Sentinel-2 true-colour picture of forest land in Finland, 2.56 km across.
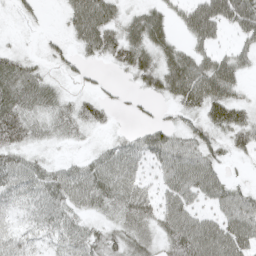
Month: May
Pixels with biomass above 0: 80%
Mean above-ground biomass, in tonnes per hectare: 45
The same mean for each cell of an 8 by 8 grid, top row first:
13 3 79 56 56 29 89 87
13 18 36 59 72 46 39 33
66 31 13 6 47 88 100 39
61 46 41 15 13 27 62 52
42 22 12 23 42 50 48 41
51 46 46 60 25 60 62 8
29 47 38 45 47 59 31 65
31 28 43 44 44 74 83 76
